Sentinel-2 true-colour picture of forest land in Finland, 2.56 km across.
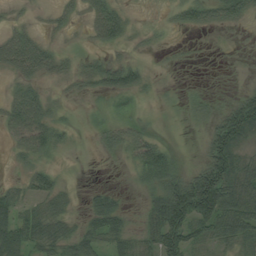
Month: August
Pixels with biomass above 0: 69%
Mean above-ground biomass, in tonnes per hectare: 41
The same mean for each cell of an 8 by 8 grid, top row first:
10 15 21 68 9 31 51 42
77 36 11 31 11 8 2 6
33 23 35 63 35 4 2 8
81 54 8 23 12 9 28 103
36 66 6 29 62 11 53 61
11 45 1 1 45 61 112 80
55 39 12 55 23 128 130 98
70 66 47 43 32 102 55 63
